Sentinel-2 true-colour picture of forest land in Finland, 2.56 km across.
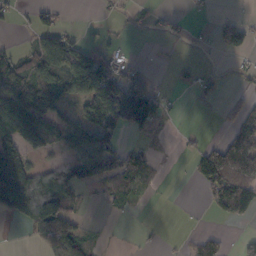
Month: October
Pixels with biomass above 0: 46%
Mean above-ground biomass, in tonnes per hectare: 59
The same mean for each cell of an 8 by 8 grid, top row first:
15 35 0 10 19 15 6 28
22 90 57 27 0 5 9 57
93 82 121 151 46 18 23 17
129 109 64 163 136 10 1 49
99 90 105 75 28 5 32 168
192 105 104 123 76 0 107 167
141 169 33 22 4 2 22 95
0 68 78 1 6 6 52 1
